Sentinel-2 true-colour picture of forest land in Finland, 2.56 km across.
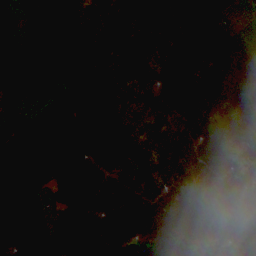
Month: October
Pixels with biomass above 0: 90%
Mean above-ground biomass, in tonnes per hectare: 63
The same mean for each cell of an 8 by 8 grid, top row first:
53 78 28 29 44 47 107 6
44 82 80 43 53 45 93 79
72 115 37 23 36 61 72 114
37 69 57 35 33 75 66 64
84 96 91 80 39 48 54 26
57 74 80 51 38 21 52 22
71 43 85 87 59 40 73 81
70 124 103 100 86 121 50 46
